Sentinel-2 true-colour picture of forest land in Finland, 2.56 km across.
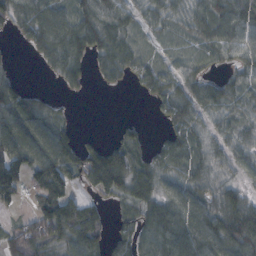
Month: October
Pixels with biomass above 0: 76%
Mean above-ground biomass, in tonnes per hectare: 65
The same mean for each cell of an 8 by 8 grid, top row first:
71 89 77 92 45 49 95 95
9 73 79 93 34 29 60 72
34 7 34 32 61 55 44 50
109 63 2 0 1 72 51 43
116 127 49 52 28 70 48 48
122 110 66 140 77 63 49 32
33 77 71 24 76 84 78 98
84 95 91 54 80 96 102 109
